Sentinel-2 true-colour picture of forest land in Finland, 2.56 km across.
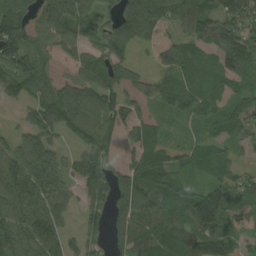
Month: August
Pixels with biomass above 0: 85%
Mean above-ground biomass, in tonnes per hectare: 76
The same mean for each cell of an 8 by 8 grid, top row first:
74 94 82 65 125 95 91 102
92 84 76 86 54 77 65 118
82 44 73 65 34 63 48 57
15 85 103 106 53 40 51 64
60 74 56 107 70 32 47 45
125 90 70 81 90 54 37 49
104 91 38 89 105 113 148 67
103 104 62 51 89 79 98 64
